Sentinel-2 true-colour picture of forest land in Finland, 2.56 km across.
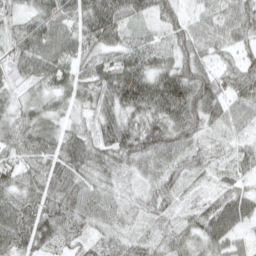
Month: April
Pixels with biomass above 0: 97%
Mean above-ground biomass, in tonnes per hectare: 60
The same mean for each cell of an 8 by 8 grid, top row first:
45 83 78 103 49 42 39 63
77 91 61 70 65 54 44 37
51 67 58 98 102 99 62 66
45 47 35 57 77 92 75 40
69 62 74 78 78 62 34 32
57 81 60 42 34 54 29 40
82 74 63 40 38 33 52 85
89 53 53 39 36 38 58 39
